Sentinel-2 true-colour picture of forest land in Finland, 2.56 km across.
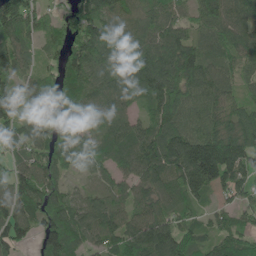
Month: June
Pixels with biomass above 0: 91%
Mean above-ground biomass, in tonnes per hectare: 92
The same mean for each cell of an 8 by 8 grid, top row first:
122 41 122 93 68 63 83 99
94 43 129 120 82 109 75 97
58 52 111 114 122 122 94 57
78 92 69 76 50 111 97 81
54 90 70 68 107 138 172 130
89 105 30 59 84 118 171 109
106 111 86 96 81 69 46 64
99 125 87 87 136 130 68 92
